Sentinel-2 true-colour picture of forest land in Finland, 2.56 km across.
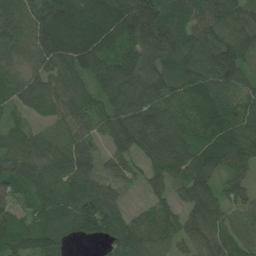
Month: July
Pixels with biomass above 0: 92%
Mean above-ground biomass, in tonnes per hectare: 89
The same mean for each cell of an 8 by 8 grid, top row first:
96 130 127 145 206 90 112 106
78 107 126 86 125 119 110 124
62 71 70 124 109 88 106 108
45 57 75 89 107 92 99 107
89 83 71 57 88 105 81 115
89 89 86 44 44 64 81 56
57 69 104 79 42 57 96 54
73 102 42 71 95 60 80 75
